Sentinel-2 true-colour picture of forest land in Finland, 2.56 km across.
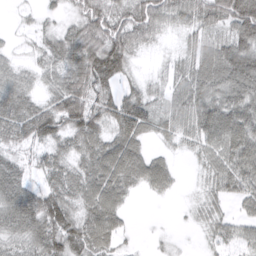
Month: March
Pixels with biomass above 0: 84%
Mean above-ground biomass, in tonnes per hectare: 58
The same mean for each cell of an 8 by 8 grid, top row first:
7 17 53 72 92 65 75 122
12 50 92 102 30 18 54 85
55 39 93 69 22 48 77 88
82 73 96 73 72 60 78 82
48 63 61 69 45 30 58 81
60 54 64 88 72 23 35 76
84 100 57 75 1 2 32 23
48 89 79 51 2 6 19 41
